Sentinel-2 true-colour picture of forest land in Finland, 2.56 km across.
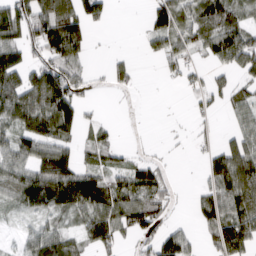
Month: March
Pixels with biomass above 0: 61%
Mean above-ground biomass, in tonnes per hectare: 58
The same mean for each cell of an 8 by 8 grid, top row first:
103 130 103 18 23 80 89 48
84 97 69 2 19 59 63 109
89 118 54 36 2 20 38 37
104 102 13 1 0 1 23 43
66 86 36 34 5 4 21 67
67 138 97 55 91 7 55 122
35 83 81 83 78 15 73 109
18 73 44 64 40 77 29 76
